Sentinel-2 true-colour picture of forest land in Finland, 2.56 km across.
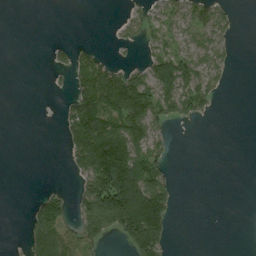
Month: August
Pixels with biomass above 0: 38%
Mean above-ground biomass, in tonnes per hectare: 45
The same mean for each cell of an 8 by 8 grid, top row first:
0 0 0 2 33 38 76 13
0 14 24 13 33 61 98 7
0 7 57 86 69 132 78 0
0 0 98 94 113 60 22 0
0 0 110 168 116 12 0 0
0 0 52 176 129 16 0 0
0 74 60 192 223 31 0 0
0 50 70 22 165 7 0 0
